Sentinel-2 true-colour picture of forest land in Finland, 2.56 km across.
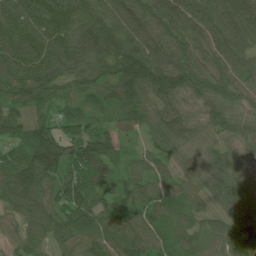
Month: June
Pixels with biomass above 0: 97%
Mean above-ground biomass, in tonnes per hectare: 99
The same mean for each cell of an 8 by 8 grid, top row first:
138 143 114 107 105 120 114 156
120 113 122 115 110 101 89 103
117 96 90 117 141 114 113 79
72 59 83 80 89 91 86 66
82 174 128 92 40 90 68 71
132 127 111 69 90 64 84 71
92 98 136 63 98 81 51 102
63 78 103 102 113 85 62 131
